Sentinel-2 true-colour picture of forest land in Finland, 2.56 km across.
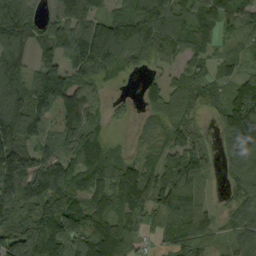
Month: September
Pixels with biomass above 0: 87%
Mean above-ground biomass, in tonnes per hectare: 100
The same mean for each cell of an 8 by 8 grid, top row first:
160 55 96 95 176 136 98 90
108 84 148 133 133 116 66 45
93 133 96 54 41 76 70 72
142 91 118 40 49 103 57 133
135 65 121 51 46 86 39 111
198 155 127 104 102 130 41 110
113 51 80 123 111 130 35 60
188 213 93 167 40 99 68 82
